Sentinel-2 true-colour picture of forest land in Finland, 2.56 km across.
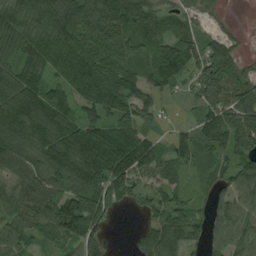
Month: August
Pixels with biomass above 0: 87%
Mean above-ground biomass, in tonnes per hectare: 97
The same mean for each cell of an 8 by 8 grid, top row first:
118 170 154 131 115 59 25 1
106 114 128 110 65 108 53 17
118 85 143 137 80 76 108 96
134 138 83 99 66 11 85 124
138 125 152 150 107 73 104 101
86 123 135 153 88 63 53 108
91 108 138 82 44 92 57 98
92 51 124 20 83 130 70 93
